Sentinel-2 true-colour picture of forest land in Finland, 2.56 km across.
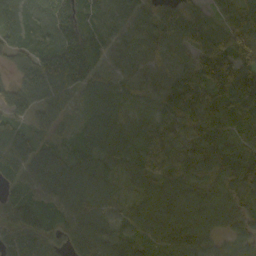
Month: October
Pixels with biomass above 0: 93%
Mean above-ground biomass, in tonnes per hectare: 93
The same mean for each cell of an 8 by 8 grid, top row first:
84 80 89 46 68 99 62 106
56 78 140 61 74 101 104 135
47 126 139 91 85 60 36 173
76 78 35 99 87 103 27 118
97 55 53 104 89 143 147 69
61 148 123 74 99 123 99 122
103 106 124 69 96 109 99 94
91 69 126 119 95 111 95 80
